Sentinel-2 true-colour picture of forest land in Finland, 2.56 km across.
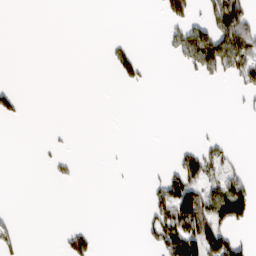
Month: March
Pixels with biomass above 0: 19%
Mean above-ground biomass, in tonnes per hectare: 27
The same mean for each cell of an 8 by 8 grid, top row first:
0 0 0 0 0 59 49 107
0 0 0 23 3 56 134 123
1 0 0 8 22 0 27 45
34 0 0 0 0 0 0 10
0 8 0 1 0 9 40 0
0 10 6 2 4 73 53 36
1 0 0 0 21 157 119 95
30 0 58 0 17 117 142 46
